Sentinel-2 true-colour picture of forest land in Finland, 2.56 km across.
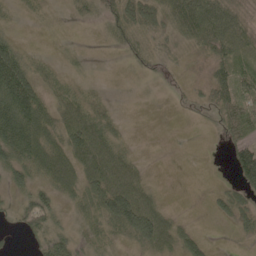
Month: May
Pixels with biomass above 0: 70%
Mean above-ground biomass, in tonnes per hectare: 41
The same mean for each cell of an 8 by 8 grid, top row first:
12 7 19 49 65 78 84 31
44 5 9 16 32 20 47 46
125 28 16 1 10 4 34 70
123 53 68 20 1 5 21 74
98 79 103 66 1 0 0 52
43 64 73 124 30 0 0 59
28 63 32 95 97 7 10 44
5 54 32 28 59 51 19 9
